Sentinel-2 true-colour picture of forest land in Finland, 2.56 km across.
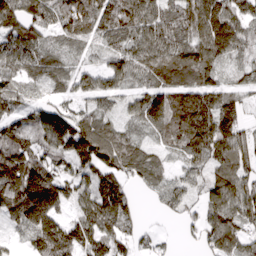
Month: March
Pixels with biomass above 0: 86%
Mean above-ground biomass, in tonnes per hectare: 95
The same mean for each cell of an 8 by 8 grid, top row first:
128 102 147 151 128 117 174 111
113 62 44 62 108 125 142 77
64 67 22 17 56 107 82 44
66 98 66 29 50 145 164 85
138 95 161 119 52 83 141 96
196 149 87 109 73 49 71 98
123 183 71 151 13 49 70 118
29 174 125 104 39 15 69 84
